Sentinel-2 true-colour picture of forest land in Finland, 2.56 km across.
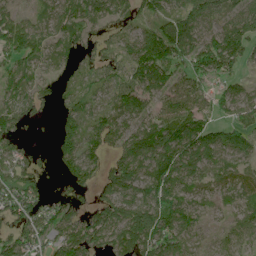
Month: June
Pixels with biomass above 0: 80%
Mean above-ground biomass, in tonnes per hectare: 72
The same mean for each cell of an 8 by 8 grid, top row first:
51 37 55 42 42 71 70 66
93 49 50 28 114 125 110 93
57 38 31 49 116 76 67 41
59 13 50 57 61 85 59 65
41 8 66 51 116 135 110 71
65 18 65 100 128 147 75 68
85 61 32 112 128 112 42 47
85 72 114 93 155 93 21 56
